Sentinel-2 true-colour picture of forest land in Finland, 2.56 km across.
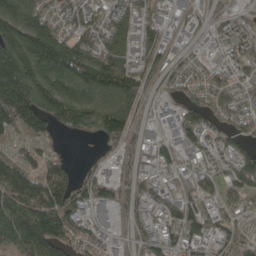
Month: May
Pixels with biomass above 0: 83%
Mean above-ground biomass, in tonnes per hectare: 105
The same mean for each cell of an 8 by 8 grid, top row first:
161 101 105 89 74 58 39 45
251 249 143 120 82 38 48 92
256 197 158 193 89 57 76 73
234 184 166 208 57 76 96 81
55 50 8 66 55 87 76 66
198 151 56 48 54 54 76 112
165 206 97 73 59 87 74 62
154 223 72 42 67 68 75 73
